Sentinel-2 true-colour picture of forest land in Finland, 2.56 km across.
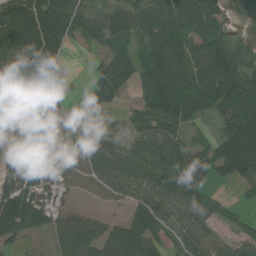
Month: August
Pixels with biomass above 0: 79%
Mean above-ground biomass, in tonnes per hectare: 68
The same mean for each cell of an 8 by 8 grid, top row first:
153 138 70 63 84 80 81 4
110 123 10 37 46 76 94 57
30 111 7 111 57 75 89 107
20 96 16 15 70 89 46 92
74 86 63 44 66 70 42 111
103 70 58 64 62 102 54 73
152 76 20 19 64 54 49 12
51 33 108 88 89 30 55 39
